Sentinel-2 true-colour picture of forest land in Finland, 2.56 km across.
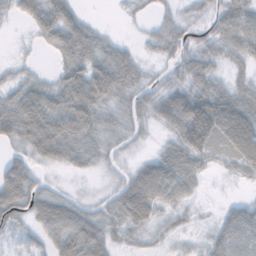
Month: November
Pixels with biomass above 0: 82%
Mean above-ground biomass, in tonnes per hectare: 45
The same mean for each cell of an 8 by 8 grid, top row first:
21 66 29 1 11 23 29 100
6 24 76 38 15 46 42 51
23 19 83 85 27 31 52 25
74 74 89 30 39 96 125 89
42 91 62 26 12 52 80 92
81 11 14 12 66 75 16 16
69 78 41 39 55 31 4 35
26 35 64 28 16 9 24 68
